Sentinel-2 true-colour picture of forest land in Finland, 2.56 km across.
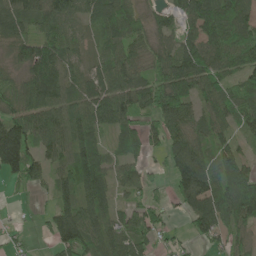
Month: June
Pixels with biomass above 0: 83%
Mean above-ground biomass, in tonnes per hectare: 79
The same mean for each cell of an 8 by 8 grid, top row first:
101 93 72 114 55 63 109 89
74 109 42 75 60 82 95 92
47 141 62 96 64 113 91 51
72 97 76 105 66 118 70 83
176 81 92 34 87 78 69 42
75 54 113 69 52 84 103 133
6 27 114 59 68 32 101 156
21 31 126 94 65 27 47 54
